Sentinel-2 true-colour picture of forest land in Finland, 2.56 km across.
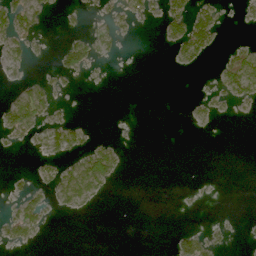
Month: June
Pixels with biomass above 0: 22%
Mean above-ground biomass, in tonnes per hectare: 18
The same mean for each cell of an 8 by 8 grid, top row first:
64 20 12 32 45 70 61 12
30 5 54 8 0 28 41 18
12 17 8 0 0 0 2 82
63 24 0 0 0 0 12 5
9 31 26 17 0 0 0 0
6 17 75 43 0 0 1 0
28 26 20 0 0 0 1 0
31 1 0 0 0 30 27 3
